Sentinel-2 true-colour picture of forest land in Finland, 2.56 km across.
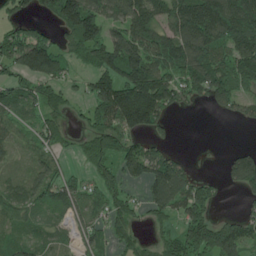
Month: June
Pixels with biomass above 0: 72%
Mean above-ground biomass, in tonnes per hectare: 103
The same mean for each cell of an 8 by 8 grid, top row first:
73 63 210 107 185 163 217 212
178 154 114 166 180 196 177 178
86 127 43 143 230 138 164 149
72 72 28 193 250 51 12 59
39 74 29 94 75 21 4 11
38 103 44 58 111 155 33 135
77 66 71 63 53 100 103 26
43 54 62 53 35 87 157 134
